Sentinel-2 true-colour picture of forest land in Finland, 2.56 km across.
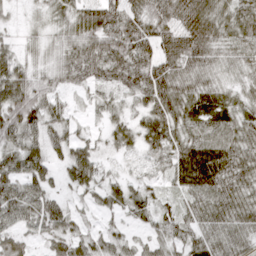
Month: April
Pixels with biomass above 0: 91%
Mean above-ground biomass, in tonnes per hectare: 56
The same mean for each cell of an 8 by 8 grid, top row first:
10 27 54 72 70 76 76 66
26 26 75 87 81 81 73 50
79 45 60 67 90 80 48 33
86 59 14 39 57 70 77 47
56 53 42 31 47 59 83 65
64 43 60 23 29 55 103 68
74 68 22 41 43 36 64 67
53 41 50 37 28 45 57 53
